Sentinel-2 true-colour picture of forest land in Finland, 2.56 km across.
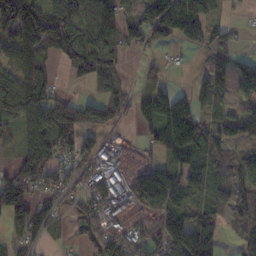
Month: November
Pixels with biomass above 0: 72%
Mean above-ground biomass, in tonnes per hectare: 87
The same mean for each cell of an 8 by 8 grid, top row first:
245 151 88 98 108 207 86 10
116 119 112 88 55 36 53 21
140 69 40 64 34 10 91 69
130 155 124 103 82 140 60 70
58 127 109 41 37 103 86 75
101 82 73 102 65 78 51 103
128 77 73 95 65 100 64 99
67 42 21 124 73 110 103 61
